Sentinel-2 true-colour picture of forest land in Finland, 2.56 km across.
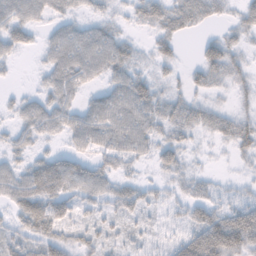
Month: November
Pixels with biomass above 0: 80%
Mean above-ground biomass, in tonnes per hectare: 35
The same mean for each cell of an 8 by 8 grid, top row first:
48 30 22 17 35 46 30 20
28 32 70 56 11 24 40 18
4 30 45 35 29 13 32 23
21 47 39 62 50 31 27 22
27 13 33 49 38 32 8 40
45 68 57 35 11 20 13 10
39 57 33 27 31 21 51 44
35 50 29 21 18 32 101 82
